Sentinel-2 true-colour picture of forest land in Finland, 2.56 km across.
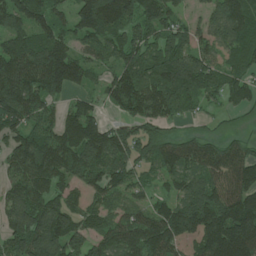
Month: June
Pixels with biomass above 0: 88%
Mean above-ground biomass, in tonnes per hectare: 113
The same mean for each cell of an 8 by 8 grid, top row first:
131 97 118 177 106 59 68 146
128 148 70 98 108 116 72 102
182 150 66 85 132 177 106 72
162 87 98 34 112 75 30 39
97 129 166 147 84 102 89 70
100 140 108 122 51 95 126 138
126 123 74 71 71 127 181 178
129 176 103 109 136 117 200 224
